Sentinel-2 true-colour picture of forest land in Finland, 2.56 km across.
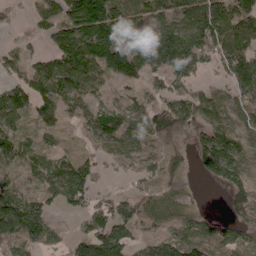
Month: April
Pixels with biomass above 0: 76%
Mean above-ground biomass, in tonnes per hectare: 72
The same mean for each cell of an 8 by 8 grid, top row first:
17 53 136 121 59 80 125 98
23 38 132 131 135 139 113 116
41 85 103 74 64 73 24 115
81 55 48 75 76 104 84 58
55 23 24 58 55 45 109 64
28 53 99 10 34 55 46 64
101 46 43 93 81 59 7 61
100 61 65 140 35 83 65 52
